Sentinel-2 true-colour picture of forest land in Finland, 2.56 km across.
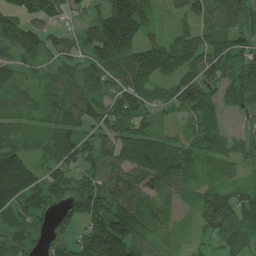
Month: July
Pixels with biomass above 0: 87%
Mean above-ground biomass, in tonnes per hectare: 89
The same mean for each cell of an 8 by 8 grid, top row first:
102 91 44 173 97 34 93 103
104 79 72 166 93 92 97 78
50 48 72 84 108 85 96 103
61 56 118 98 76 60 86 74
71 59 97 103 101 59 87 56
232 84 84 108 100 87 45 43
129 91 113 123 84 43 104 103
92 75 102 201 99 29 45 72
